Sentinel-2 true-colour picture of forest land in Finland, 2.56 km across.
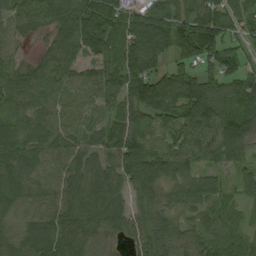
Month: August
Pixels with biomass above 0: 93%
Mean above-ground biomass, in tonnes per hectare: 77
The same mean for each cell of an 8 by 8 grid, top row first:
70 77 103 95 90 72 88 57
31 41 78 74 103 97 159 43
80 79 59 78 131 101 75 82
78 68 49 63 101 94 103 98
100 83 55 88 87 58 69 91
111 70 90 94 111 96 67 48
82 71 99 88 53 47 51 31
65 94 69 34 61 60 61 49
